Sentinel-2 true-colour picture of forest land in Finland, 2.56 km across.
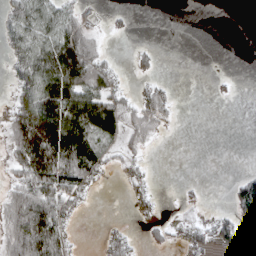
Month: April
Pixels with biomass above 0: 44%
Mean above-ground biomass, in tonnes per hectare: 37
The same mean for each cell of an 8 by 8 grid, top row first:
45 50 27 9 0 0 0 0
33 66 116 3 9 0 0 0
30 83 92 40 18 3 3 4
49 96 108 89 51 11 0 0
76 138 96 28 29 0 0 0
43 115 87 10 20 0 0 17
86 108 24 0 15 5 5 63
94 137 7 26 10 12 31 63
